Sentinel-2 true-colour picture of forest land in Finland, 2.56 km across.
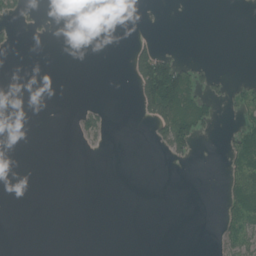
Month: July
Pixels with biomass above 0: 13%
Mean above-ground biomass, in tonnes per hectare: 11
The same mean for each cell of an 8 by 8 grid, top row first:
16 2 0 0 0 0 0 0
6 0 0 0 19 3 0 0
0 0 0 0 86 127 20 9
0 0 13 3 19 89 29 17
0 0 6 2 1 53 0 34
0 0 0 0 0 0 0 44
0 0 0 0 0 0 0 42
0 0 0 0 0 0 0 42
